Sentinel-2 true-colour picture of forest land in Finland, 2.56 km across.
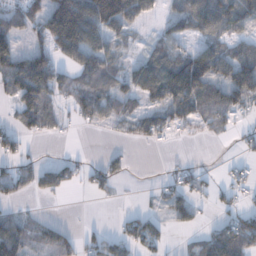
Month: December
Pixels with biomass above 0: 57%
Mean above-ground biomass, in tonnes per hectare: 50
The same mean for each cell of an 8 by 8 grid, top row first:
49 113 160 159 57 54 121 95
52 60 114 43 20 40 61 49
98 107 42 53 83 127 103 96
43 58 36 45 45 64 60 44
35 3 1 4 19 8 5 15
45 48 24 36 0 24 13 25
14 2 0 2 10 45 11 27
81 39 31 41 67 4 57 90
